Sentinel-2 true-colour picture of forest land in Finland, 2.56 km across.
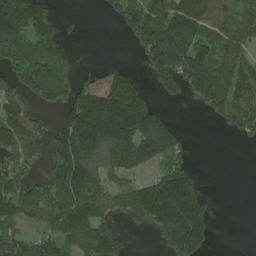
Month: June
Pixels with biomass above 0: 63%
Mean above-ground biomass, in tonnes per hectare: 126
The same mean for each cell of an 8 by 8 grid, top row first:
261 112 10 43 155 193 141 89
155 168 5 0 130 249 125 96
98 181 52 156 42 120 165 167
108 31 195 310 243 12 54 158
123 118 238 239 247 140 0 12
125 82 204 117 85 203 5 0
134 124 194 106 250 345 98 0
124 103 136 132 0 249 100 0
